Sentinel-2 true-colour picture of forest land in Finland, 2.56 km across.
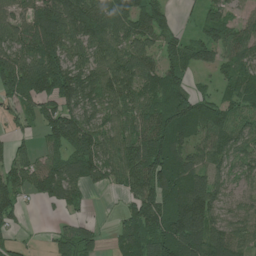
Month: July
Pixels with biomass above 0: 80%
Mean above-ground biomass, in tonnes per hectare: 86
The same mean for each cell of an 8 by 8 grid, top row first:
62 130 148 96 104 25 64 31
91 113 76 84 84 75 108 77
134 134 117 99 90 79 17 95
38 74 104 71 88 136 106 67
30 51 113 78 99 115 71 70
81 125 118 70 136 122 80 61
67 26 38 5 137 143 140 60
27 24 108 24 106 147 134 82
